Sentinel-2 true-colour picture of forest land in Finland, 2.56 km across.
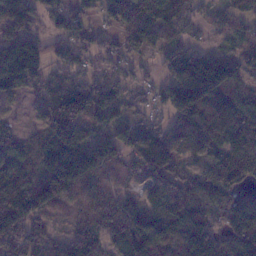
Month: January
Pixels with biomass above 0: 85%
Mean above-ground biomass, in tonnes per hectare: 93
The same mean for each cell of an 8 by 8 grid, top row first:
127 65 52 82 117 97 35 69
131 69 65 46 90 75 25 36
122 52 55 49 30 138 206 68
22 80 121 73 38 141 154 133
86 89 113 118 127 99 98 103
101 113 146 62 73 73 85 119
158 80 56 77 65 134 105 125
116 73 98 98 127 92 149 154
